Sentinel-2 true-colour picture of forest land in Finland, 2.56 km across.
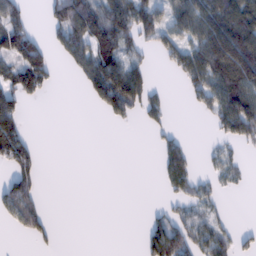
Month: February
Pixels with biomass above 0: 45%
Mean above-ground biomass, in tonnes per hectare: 51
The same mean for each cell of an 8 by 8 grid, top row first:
65 35 114 113 93 78 119 112
97 46 91 80 42 75 130 171
88 52 36 150 66 22 115 140
70 0 0 56 44 2 50 135
106 0 0 0 0 38 9 43
61 0 0 0 0 69 21 18
86 14 0 0 4 27 38 0
4 21 0 0 38 95 64 25
